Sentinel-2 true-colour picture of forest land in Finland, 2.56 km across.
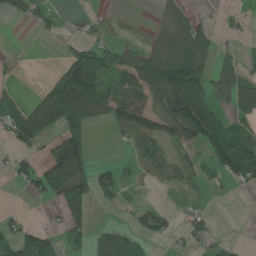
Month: June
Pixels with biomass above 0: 50%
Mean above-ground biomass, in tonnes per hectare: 52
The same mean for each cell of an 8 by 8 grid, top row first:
33 29 12 4 1 43 8 19
1 0 49 34 27 110 63 16
14 32 215 77 115 134 73 67
72 122 98 76 96 149 106 66
44 32 98 6 63 50 84 81
40 98 96 49 27 41 19 75
6 11 71 11 36 15 18 0
56 44 33 62 36 15 35 6
